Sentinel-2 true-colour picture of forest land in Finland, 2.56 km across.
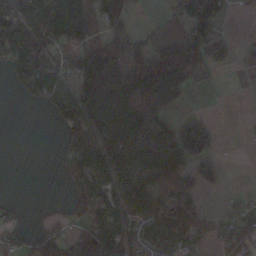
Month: November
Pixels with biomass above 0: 57%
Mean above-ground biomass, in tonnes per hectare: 73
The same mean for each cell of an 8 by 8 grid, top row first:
77 97 105 92 2 31 150 6
143 106 102 109 40 41 67 10
58 81 108 120 141 138 18 1
0 19 126 190 155 49 16 0
0 0 102 135 177 227 87 1
0 0 122 109 104 132 60 0
17 8 68 83 82 185 24 39
35 46 67 70 60 84 50 83
